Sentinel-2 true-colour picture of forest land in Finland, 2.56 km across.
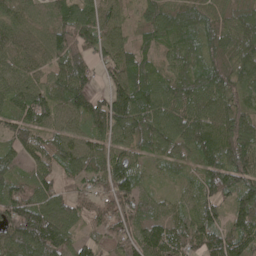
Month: May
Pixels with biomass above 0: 95%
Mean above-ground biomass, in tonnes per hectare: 98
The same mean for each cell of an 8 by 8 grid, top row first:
74 82 123 66 69 102 90 87
83 97 134 90 70 84 91 126
68 75 124 71 111 96 107 98
117 106 111 153 126 109 96 95
97 88 92 85 86 90 128 138
76 76 79 107 48 36 104 130
148 130 77 119 86 49 97 99
146 190 60 69 128 104 99 112
